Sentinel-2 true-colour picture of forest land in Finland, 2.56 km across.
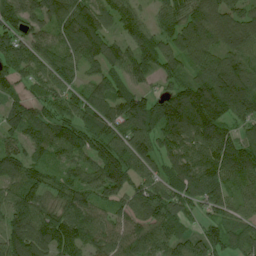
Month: July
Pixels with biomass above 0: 92%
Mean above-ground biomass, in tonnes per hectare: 97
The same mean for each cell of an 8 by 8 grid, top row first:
98 95 129 80 46 96 115 87
89 83 122 84 112 84 92 92
68 83 55 80 68 80 130 134
80 70 87 108 152 172 178 106
70 101 106 101 99 122 112 86
90 57 75 124 77 103 110 94
98 87 102 68 95 96 71 66
131 136 117 90 100 85 85 81
